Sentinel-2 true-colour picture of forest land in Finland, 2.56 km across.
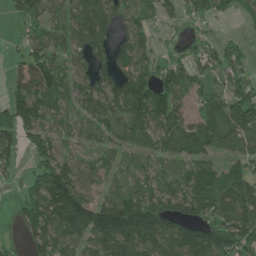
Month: June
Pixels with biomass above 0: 77%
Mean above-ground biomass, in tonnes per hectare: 90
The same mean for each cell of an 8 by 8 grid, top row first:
55 84 105 91 62 37 40 20
18 105 84 81 79 11 45 35
94 139 74 99 100 90 51 70
131 80 63 107 125 86 94 120
90 93 48 67 69 92 98 94
27 156 95 51 50 74 107 95
39 138 151 155 159 105 102 123
15 118 91 176 169 148 163 133
